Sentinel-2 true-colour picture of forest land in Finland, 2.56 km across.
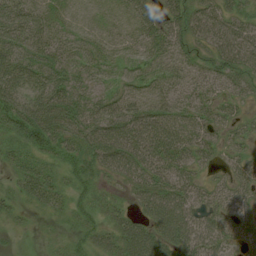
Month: July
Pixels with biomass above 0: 91%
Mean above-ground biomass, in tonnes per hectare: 44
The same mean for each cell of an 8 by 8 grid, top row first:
58 38 12 10 36 45 49 40
53 55 35 23 34 44 44 57
65 60 36 23 29 42 48 47
77 77 62 57 56 50 40 21
40 55 49 71 68 63 37 25
27 36 42 30 53 53 22 37
19 26 33 28 40 77 52 43
7 8 31 43 72 71 70 40
